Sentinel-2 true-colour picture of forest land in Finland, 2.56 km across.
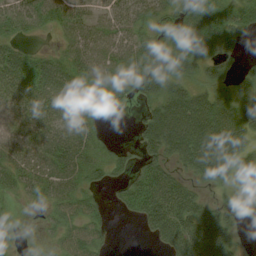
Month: August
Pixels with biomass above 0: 78%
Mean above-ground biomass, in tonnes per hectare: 42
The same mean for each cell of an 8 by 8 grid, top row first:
55 44 34 43 43 57 57 46
27 9 48 54 50 59 52 21
52 49 38 46 59 43 36 23
20 41 40 15 26 83 85 68
20 42 44 15 49 78 94 59
38 40 36 30 63 40 57 39
6 19 37 16 69 70 37 23
10 9 47 11 8 60 78 16
